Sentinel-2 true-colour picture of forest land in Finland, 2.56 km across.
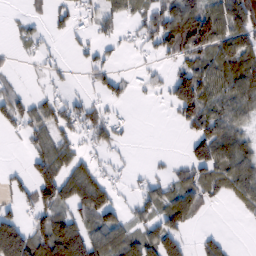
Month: February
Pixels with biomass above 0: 57%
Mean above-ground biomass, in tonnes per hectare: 56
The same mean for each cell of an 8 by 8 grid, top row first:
10 28 32 39 49 108 112 131
17 13 22 21 26 91 99 99
17 19 9 45 20 84 89 111
66 55 58 17 0 54 102 78
3 66 30 38 0 0 118 78
19 88 81 23 15 38 61 104
30 76 69 76 46 96 22 28
142 120 137 87 80 74 32 0
